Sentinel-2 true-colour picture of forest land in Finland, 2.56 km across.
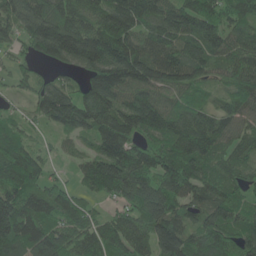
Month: June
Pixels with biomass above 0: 92%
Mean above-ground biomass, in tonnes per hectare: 124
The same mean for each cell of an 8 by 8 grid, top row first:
140 158 108 162 134 132 114 95
44 201 229 203 151 129 123 114
46 52 76 207 161 120 75 99
36 142 186 173 214 105 84 111
93 26 41 158 93 139 142 69
168 59 55 185 149 193 106 75
178 137 90 36 190 118 125 82
167 178 108 120 103 176 144 107
